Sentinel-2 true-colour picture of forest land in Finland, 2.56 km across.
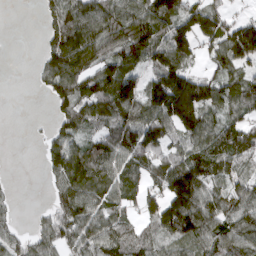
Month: March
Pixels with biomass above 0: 76%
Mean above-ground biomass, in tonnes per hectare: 80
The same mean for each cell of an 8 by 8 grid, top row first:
0 36 99 93 105 120 102 28
0 60 140 90 128 135 56 115
0 68 109 111 56 149 73 72
0 13 96 93 105 187 109 66
0 46 72 84 105 72 105 96
2 35 131 84 73 136 105 64
18 32 112 68 57 157 103 98
45 74 84 96 69 79 85 94
